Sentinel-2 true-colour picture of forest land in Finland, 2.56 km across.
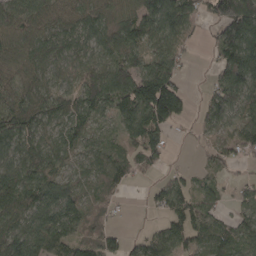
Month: April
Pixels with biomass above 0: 82%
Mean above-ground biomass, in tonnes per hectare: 75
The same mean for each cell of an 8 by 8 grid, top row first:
80 71 80 66 104 106 56 188
75 93 72 88 67 54 22 157
65 70 74 112 133 81 21 122
94 84 82 79 154 120 62 78
110 81 58 45 102 6 24 61
87 79 50 73 21 29 33 14
101 114 72 33 9 78 60 59
114 95 74 56 47 76 79 77
